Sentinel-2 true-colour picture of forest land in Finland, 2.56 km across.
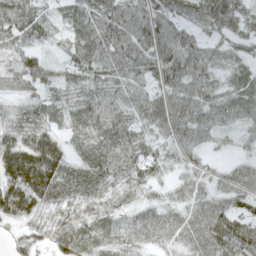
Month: April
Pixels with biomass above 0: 93%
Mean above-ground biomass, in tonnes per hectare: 63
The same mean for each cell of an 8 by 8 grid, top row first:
68 26 71 78 71 58 82 62
51 20 79 80 72 107 48 39
54 59 64 65 58 74 58 43
57 66 78 68 61 84 59 49
93 90 49 88 60 50 29 19
112 120 81 81 60 31 33 47
86 55 63 48 51 49 65 64
28 46 64 46 55 54 82 96
